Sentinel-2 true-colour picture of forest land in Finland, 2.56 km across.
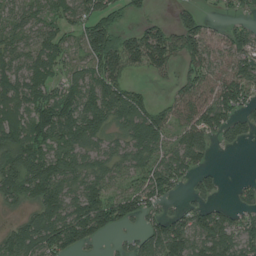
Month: July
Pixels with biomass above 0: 79%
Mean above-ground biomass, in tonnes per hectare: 87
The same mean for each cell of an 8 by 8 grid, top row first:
58 56 77 70 27 43 32 30
70 87 58 156 162 118 90 100
86 75 78 132 17 46 81 112
82 100 140 128 113 67 110 78
114 96 97 54 133 67 59 40
146 165 99 76 85 86 40 7
44 137 141 143 84 27 65 44
125 130 97 21 84 137 123 90
